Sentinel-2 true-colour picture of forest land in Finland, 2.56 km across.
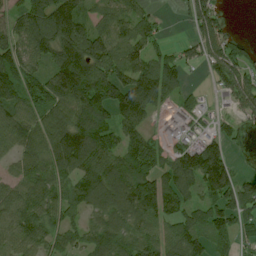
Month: July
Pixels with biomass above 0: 80%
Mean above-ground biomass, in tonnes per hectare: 89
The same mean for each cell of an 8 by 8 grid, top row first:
68 145 104 70 58 10 101 0
97 107 143 102 78 27 88 46
107 118 177 114 118 69 29 105
87 102 145 117 96 45 26 65
100 115 177 82 89 46 93 26
52 94 90 115 110 119 185 70
79 94 75 108 123 81 86 94
82 83 65 111 85 94 74 59
